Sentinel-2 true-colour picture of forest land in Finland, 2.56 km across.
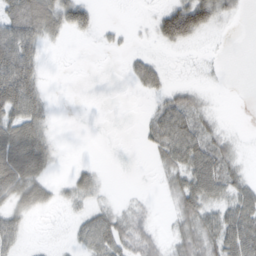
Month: February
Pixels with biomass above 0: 53%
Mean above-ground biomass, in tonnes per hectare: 28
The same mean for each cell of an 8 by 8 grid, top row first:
60 73 49 0 4 76 57 11
83 13 1 9 5 21 5 0
100 7 0 0 34 6 7 0
70 25 0 0 6 51 20 0
84 36 0 0 10 56 42 10
82 28 22 1 0 31 64 24
34 17 17 18 12 25 37 51
25 4 22 49 34 25 44 68
